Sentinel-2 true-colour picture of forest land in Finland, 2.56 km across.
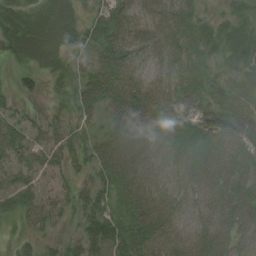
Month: August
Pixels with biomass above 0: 86%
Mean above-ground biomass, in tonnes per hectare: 44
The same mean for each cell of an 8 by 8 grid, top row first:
42 41 28 56 47 65 16 33
49 44 42 72 50 51 34 41
17 20 38 74 40 37 35 29
26 18 37 54 52 42 59 48
57 42 31 78 52 38 53 62
47 27 22 62 57 36 55 54
43 38 30 34 66 41 44 56
14 18 33 73 73 48 58 44
